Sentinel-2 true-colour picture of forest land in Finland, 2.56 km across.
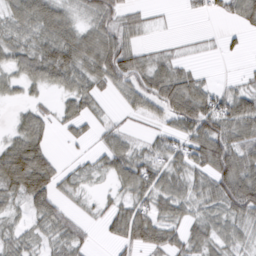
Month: March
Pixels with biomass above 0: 72%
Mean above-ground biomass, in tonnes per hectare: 42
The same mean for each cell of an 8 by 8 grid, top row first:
51 73 31 52 19 3 17 43
43 60 70 80 26 12 8 9
32 44 48 53 59 58 15 15
12 19 36 10 37 59 72 47
51 31 14 35 21 43 91 68
93 71 21 35 65 47 59 108
25 52 14 28 49 46 37 79
37 30 31 25 66 39 48 34
